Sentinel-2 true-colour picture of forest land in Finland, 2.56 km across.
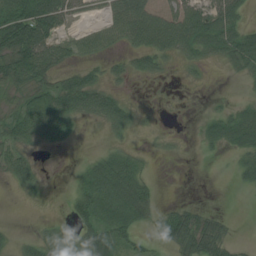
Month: August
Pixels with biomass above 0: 57%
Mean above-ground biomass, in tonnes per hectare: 33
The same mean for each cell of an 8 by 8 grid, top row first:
85 91 25 40 58 46 53 37
97 60 33 22 49 44 41 72
50 37 38 18 11 4 4 10
32 61 46 54 9 3 11 25
47 27 6 13 5 4 17 41
39 7 18 68 27 0 0 23
0 2 45 54 44 23 10 0
12 52 50 55 24 51 65 6
